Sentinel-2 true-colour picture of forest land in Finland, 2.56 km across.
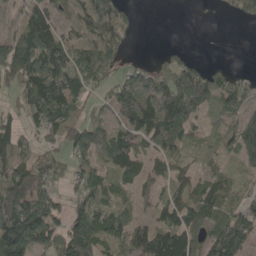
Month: May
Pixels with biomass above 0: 76%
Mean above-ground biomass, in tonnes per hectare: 88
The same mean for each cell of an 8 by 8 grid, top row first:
42 99 61 120 1 0 3 57
146 147 99 97 0 25 0 0
116 167 126 58 135 138 132 49
56 165 59 66 149 167 72 62
92 50 92 142 72 99 46 102
122 90 72 73 64 69 48 31
150 111 64 53 30 104 80 64
267 109 164 89 125 140 81 138
